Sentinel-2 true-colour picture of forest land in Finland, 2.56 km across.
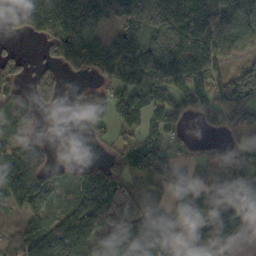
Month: October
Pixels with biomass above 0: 74%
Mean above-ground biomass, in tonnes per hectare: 118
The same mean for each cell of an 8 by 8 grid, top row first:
190 280 255 154 224 251 208 119
19 72 244 127 168 279 211 67
72 69 25 69 205 168 98 121
94 8 46 66 125 63 58 72
84 70 53 51 142 39 32 55
124 89 73 128 84 96 47 95
43 99 159 247 125 68 111 176
70 162 194 186 198 79 92 80
